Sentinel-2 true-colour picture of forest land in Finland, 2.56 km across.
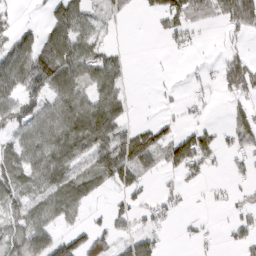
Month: March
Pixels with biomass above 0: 55%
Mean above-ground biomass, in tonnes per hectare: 47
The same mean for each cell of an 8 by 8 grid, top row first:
12 34 65 23 8 92 27 140
64 63 77 22 0 21 3 19
69 90 76 67 0 2 14 99
43 67 96 84 1 11 11 46
51 83 86 99 84 85 64 55
61 77 59 78 33 34 23 17
43 59 37 28 26 20 6 30
51 69 62 41 58 4 11 32
